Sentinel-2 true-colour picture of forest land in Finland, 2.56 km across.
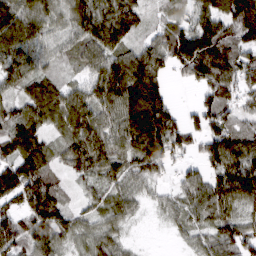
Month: March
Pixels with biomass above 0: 88%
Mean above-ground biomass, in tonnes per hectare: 83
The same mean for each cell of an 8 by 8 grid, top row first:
116 88 98 93 52 46 99 137
107 69 68 76 72 113 131 83
75 63 42 127 169 18 87 85
68 91 121 88 179 48 91 53
120 65 102 84 130 99 59 106
148 79 49 69 74 32 72 145
73 131 33 66 24 47 92 77
99 102 52 66 4 15 57 96
